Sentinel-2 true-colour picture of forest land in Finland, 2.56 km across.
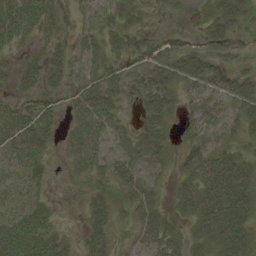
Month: August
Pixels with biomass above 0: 78%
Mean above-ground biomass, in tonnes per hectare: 35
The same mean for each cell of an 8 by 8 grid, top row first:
49 36 16 35 16 4 39 49
17 31 27 32 38 34 34 22
27 41 29 38 36 41 51 45
32 32 42 42 28 24 46 44
41 27 47 33 40 23 42 29
23 15 18 39 34 28 61 55
26 22 14 37 47 22 54 52
51 41 21 31 41 40 47 51
